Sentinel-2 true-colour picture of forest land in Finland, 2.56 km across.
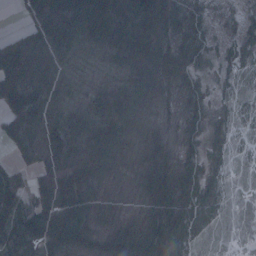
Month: January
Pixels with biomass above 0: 87%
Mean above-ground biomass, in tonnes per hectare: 69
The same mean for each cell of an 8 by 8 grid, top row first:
6 97 120 134 128 63 19 15
77 98 90 96 81 60 30 27
94 87 77 87 77 48 17 13
91 84 94 115 70 23 33 17
59 62 134 105 63 37 45 9
61 113 149 62 64 82 40 1
91 152 120 30 46 89 81 1
97 107 95 72 102 94 16 0
